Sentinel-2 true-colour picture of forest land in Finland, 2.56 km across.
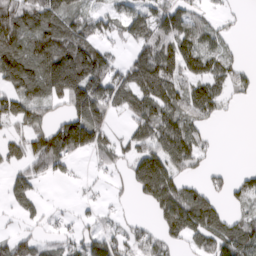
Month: March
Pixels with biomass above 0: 66%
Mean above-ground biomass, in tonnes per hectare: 72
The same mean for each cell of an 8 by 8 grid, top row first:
113 116 72 49 89 90 33 6
120 130 136 37 72 106 63 11
127 171 223 110 134 85 98 42
84 46 130 62 90 84 61 3
53 129 150 57 74 116 26 0
44 45 8 22 118 74 34 22
35 15 12 15 18 130 91 36
50 31 58 69 53 52 88 111
